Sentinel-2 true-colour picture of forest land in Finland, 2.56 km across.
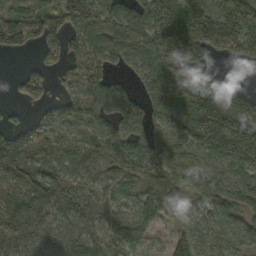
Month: October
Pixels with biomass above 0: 85%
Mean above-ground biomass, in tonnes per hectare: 112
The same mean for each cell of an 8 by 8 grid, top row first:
94 102 171 129 146 263 170 232
55 102 101 147 147 255 119 125
34 78 151 78 73 148 81 8
15 73 126 96 117 142 241 189
144 87 63 84 109 100 150 213
122 105 84 93 71 92 95 93
132 114 109 73 84 69 81 101
106 83 96 75 74 94 85 71
